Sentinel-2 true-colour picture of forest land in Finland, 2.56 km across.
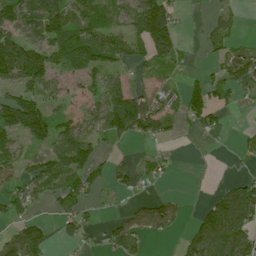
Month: July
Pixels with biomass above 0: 57%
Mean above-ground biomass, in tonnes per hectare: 66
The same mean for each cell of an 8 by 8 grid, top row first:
127 156 85 62 144 49 22 20
109 98 150 91 76 71 41 21
77 74 48 49 31 24 58 76
178 84 43 143 146 46 85 12
56 86 135 29 20 6 3 22
63 109 100 49 39 8 1 19
69 20 59 9 52 40 56 129
92 74 47 49 40 15 122 110
